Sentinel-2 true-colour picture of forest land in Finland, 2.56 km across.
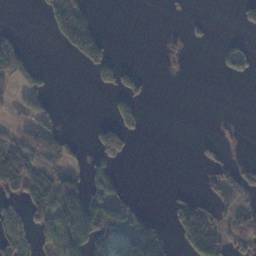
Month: November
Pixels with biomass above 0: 32%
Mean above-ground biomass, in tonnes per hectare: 46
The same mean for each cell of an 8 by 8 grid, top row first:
0 17 57 0 0 4 4 23
72 1 45 13 0 13 3 31
41 22 0 60 24 2 0 17
20 42 0 52 33 0 0 0
74 101 14 112 0 0 13 8
150 93 59 88 0 0 23 39
45 121 214 108 16 52 42 68
55 43 208 178 191 24 131 57
